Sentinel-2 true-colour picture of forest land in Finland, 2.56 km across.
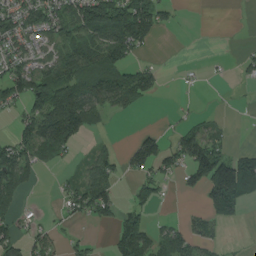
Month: August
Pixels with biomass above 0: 51%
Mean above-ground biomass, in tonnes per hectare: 53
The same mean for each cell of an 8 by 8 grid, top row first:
78 92 99 157 138 21 0 0
59 38 88 115 33 0 0 4
91 103 116 102 83 2 5 12
26 115 134 41 8 5 7 2
68 103 29 16 70 53 76 7
81 2 34 50 52 32 116 152
38 3 62 66 47 4 49 50
62 45 20 56 111 61 33 2
